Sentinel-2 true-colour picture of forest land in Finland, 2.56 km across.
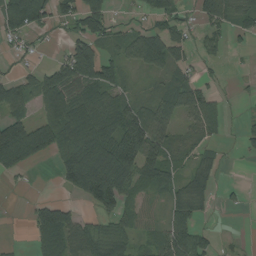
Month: August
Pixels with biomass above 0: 63%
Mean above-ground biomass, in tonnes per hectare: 62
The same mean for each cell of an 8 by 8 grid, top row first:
112 61 107 39 36 53 67 50
30 10 87 40 116 69 30 13
47 74 113 72 16 59 19 7
55 92 106 115 89 84 74 7
161 85 128 130 122 50 35 21
26 1 170 160 86 52 52 0
1 65 22 76 33 66 22 11
3 95 87 87 29 102 34 9
